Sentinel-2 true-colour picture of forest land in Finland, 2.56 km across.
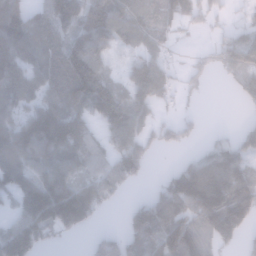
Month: January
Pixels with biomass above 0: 71%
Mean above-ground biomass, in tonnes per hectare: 94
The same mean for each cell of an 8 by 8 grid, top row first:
132 113 155 133 81 77 45 22
132 85 147 74 68 14 28 137
116 92 182 71 196 53 22 77
84 110 106 156 90 30 4 7
119 123 121 82 75 50 39 87
108 112 83 123 35 89 110 115
53 169 170 23 97 137 168 167
154 52 10 75 108 150 96 70
